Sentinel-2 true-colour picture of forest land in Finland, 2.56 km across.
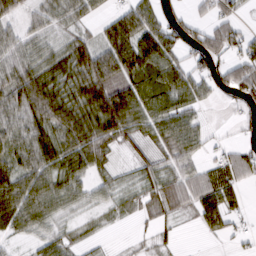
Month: March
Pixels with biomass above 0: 75%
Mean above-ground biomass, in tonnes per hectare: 51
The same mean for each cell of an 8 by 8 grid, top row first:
33 38 44 33 74 30 33 26
56 37 59 75 75 51 73 54
74 65 69 85 64 65 48 81
71 87 70 129 73 76 9 17
65 65 89 58 40 73 21 28
76 67 53 30 36 56 61 56
82 60 27 24 26 37 75 27
19 43 18 4 10 14 11 17
